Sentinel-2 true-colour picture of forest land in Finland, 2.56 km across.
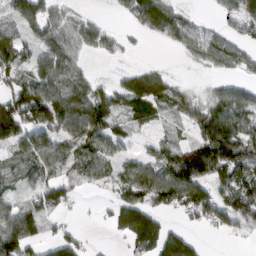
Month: March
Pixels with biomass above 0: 68%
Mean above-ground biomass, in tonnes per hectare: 71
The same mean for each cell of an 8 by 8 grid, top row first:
71 64 28 7 80 61 9 74
85 89 60 31 4 29 88 47
51 107 66 24 101 27 17 32
137 146 144 85 69 49 85 106
98 92 100 66 12 38 145 135
24 59 64 61 102 131 117 103
66 75 9 49 112 62 120 129
132 40 39 15 121 110 8 13
